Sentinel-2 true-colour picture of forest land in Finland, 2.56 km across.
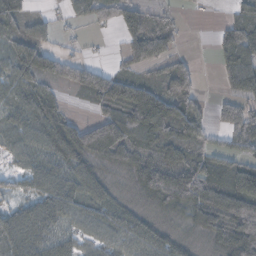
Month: November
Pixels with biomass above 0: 77%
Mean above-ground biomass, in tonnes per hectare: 49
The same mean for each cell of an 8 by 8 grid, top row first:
51 13 25 42 41 14 2 42
40 44 8 4 58 17 2 95
53 43 50 66 36 67 0 69
51 49 6 58 118 55 19 57
46 58 83 108 54 48 28 41
26 77 72 26 77 69 70 78
35 60 55 58 26 43 76 77
73 53 37 51 69 37 28 80
